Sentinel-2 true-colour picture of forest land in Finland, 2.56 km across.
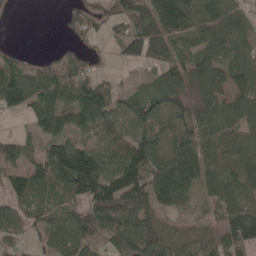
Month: May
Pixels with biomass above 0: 78%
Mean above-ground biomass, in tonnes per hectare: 80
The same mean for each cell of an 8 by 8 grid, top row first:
3 0 47 42 71 157 125 74
10 9 30 18 91 67 87 67
102 94 70 27 21 83 100 73
52 97 113 87 75 72 69 82
70 69 71 78 104 116 75 84
67 95 214 111 149 212 102 79
66 49 72 154 123 69 27 90
40 60 94 92 139 71 45 109
